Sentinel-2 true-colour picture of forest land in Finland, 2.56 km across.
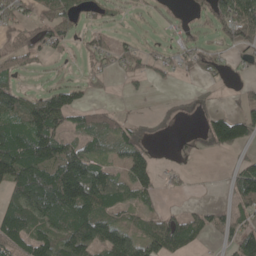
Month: May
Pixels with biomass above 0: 60%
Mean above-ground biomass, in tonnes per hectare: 55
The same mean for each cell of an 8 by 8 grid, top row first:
42 34 42 17 13 10 41 117
30 39 13 36 20 23 26 52
30 12 17 10 24 15 21 12
75 125 54 28 4 17 25 49
137 122 69 71 43 9 39 68
138 120 156 60 80 12 1 57
92 140 141 74 41 10 26 46
76 79 129 124 86 92 21 68
